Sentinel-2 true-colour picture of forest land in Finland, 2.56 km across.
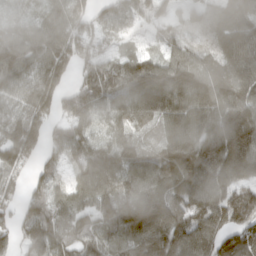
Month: March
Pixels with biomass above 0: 91%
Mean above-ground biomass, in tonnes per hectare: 109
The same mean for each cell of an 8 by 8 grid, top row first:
40 66 102 93 91 61 68 126
111 113 114 56 34 73 75 106
94 145 74 122 165 131 134 108
85 119 125 78 104 122 138 142
156 95 125 86 68 128 132 145
89 68 79 130 128 157 129 97
77 121 91 136 170 132 135 151
78 167 90 107 142 130 123 107
